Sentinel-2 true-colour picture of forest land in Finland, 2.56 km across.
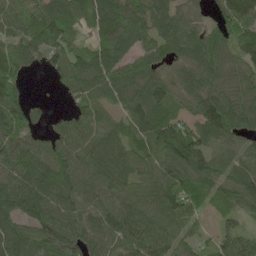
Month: May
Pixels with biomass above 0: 89%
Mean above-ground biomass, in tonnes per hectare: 84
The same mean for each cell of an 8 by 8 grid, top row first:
79 103 67 96 93 79 31 130
76 80 53 80 67 77 104 84
90 16 105 99 94 66 83 82
106 16 60 59 87 48 112 114
96 69 89 93 77 168 60 55
103 127 99 100 70 94 86 70
98 108 84 100 93 120 34 69
100 88 85 83 108 80 28 99
